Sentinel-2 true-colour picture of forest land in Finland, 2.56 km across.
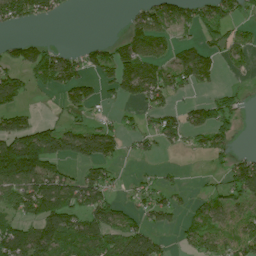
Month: July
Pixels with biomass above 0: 56%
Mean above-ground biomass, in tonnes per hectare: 51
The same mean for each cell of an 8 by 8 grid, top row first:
63 36 1 0 64 93 96 60
25 29 17 38 79 50 59 65
40 48 43 42 103 78 51 8
38 7 37 19 35 50 77 42
66 61 62 47 33 37 70 10
81 72 39 30 24 11 13 122
57 70 59 50 52 43 64 51
81 87 87 73 79 17 63 81
